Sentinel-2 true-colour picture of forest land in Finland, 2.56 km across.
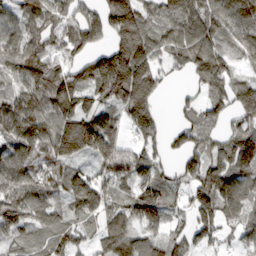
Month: March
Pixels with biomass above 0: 86%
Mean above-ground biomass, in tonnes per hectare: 113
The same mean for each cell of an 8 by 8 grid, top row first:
94 126 84 169 116 130 123 118
109 116 85 120 121 97 118 84
96 191 86 245 158 21 133 84
157 146 156 97 138 29 83 136
120 126 165 147 103 48 88 126
124 91 85 123 123 79 136 114
143 92 106 106 181 65 144 114
75 97 75 125 101 79 88 68
